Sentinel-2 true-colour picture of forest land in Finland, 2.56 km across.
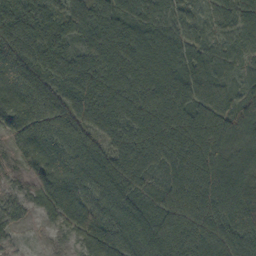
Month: October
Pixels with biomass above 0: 97%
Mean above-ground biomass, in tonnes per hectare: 95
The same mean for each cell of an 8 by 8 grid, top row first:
130 98 107 128 86 73 44 78
125 126 89 136 146 108 65 56
112 98 117 120 111 115 82 49
100 112 102 127 123 115 77 90
42 107 102 69 89 113 129 84
34 103 114 117 68 107 120 110
51 70 92 98 99 93 106 112
23 11 60 109 125 112 84 111
